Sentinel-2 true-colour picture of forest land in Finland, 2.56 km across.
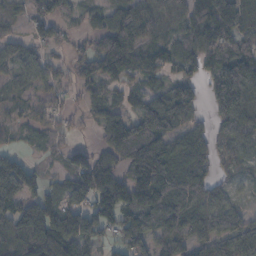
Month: November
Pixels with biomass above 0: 80%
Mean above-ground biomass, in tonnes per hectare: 80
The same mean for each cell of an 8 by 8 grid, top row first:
27 75 33 68 97 60 104 92
42 50 26 142 69 65 92 72
45 46 58 57 41 72 67 154
23 43 28 61 116 139 42 107
23 41 28 93 156 99 85 46
127 31 118 97 168 133 76 26
100 101 88 136 156 152 109 44
88 122 96 40 88 75 74 86
